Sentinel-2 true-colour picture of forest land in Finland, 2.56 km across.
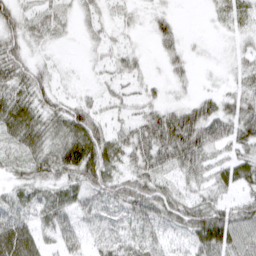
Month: March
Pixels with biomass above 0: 80%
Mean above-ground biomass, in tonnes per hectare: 36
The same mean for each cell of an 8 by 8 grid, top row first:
43 31 22 16 12 14 8 27
41 14 7 20 7 25 5 18
46 29 6 18 19 17 4 26
61 45 50 17 28 40 53 55
35 45 79 52 86 97 67 43
21 40 56 50 56 30 31 40
31 40 31 31 49 43 57 43
73 21 33 35 30 15 78 41
